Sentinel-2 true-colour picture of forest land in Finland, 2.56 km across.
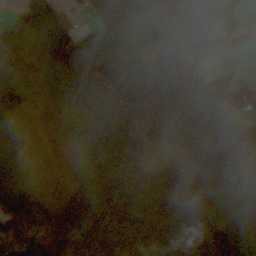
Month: October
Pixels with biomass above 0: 84%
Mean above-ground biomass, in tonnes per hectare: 92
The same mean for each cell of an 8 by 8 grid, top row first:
64 112 26 113 53 169 92 27
68 62 166 109 38 87 67 13
55 36 189 210 166 141 41 21
58 2 22 185 230 92 78 75
52 0 39 140 146 56 89 154
44 0 21 79 81 97 150 121
95 61 78 138 113 160 110 110
118 70 82 150 106 151 77 149
